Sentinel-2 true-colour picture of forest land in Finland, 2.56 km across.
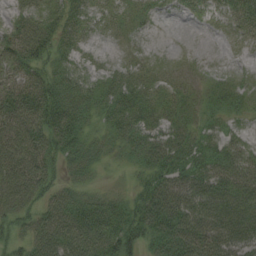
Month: August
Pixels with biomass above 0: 86%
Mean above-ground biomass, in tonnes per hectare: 39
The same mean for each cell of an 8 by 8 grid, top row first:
23 38 31 16 14 7 14 39
49 43 20 5 7 3 1 5
49 50 31 28 26 15 12 18
73 73 43 42 45 31 20 22
68 62 39 28 45 49 30 29
66 47 26 4 28 47 51 55
35 43 60 54 64 72 64 62
26 71 80 67 40 84 67 57
